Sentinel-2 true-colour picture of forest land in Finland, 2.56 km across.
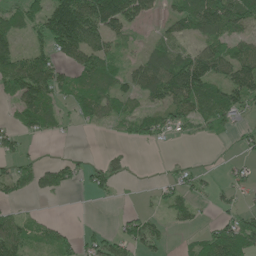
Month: June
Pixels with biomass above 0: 57%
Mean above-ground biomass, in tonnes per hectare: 50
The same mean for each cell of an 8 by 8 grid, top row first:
49 113 160 159 57 54 121 95
52 60 114 43 20 40 61 49
98 107 42 53 83 127 103 96
43 58 36 45 45 64 60 44
35 3 1 4 19 8 5 15
45 48 24 36 0 24 13 25
14 2 0 2 10 45 11 27
81 39 31 41 67 4 57 90
